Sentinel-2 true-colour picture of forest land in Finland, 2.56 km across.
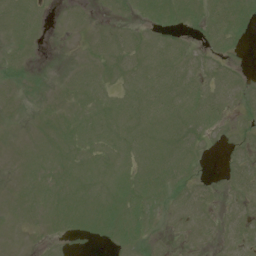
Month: July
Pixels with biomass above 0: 71%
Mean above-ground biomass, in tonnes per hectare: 7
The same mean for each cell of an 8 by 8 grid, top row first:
9 4 3 4 6 9 11 13
7 1 2 9 9 7 6 4
9 2 7 6 11 11 9 6
4 5 7 9 12 12 13 5
4 7 9 9 9 10 3 5
4 8 9 10 11 13 3 8
7 8 10 13 13 9 8 6
4 3 3 8 8 3 5 9
